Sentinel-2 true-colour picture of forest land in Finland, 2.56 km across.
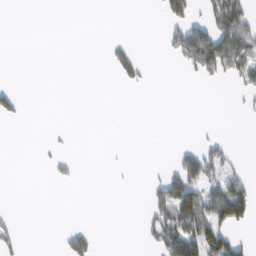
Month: February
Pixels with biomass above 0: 19%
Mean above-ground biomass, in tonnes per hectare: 27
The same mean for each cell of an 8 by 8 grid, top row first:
0 0 0 0 0 59 49 107
0 0 0 23 3 56 134 123
1 0 0 8 22 0 27 45
34 0 0 0 0 0 0 10
0 8 0 1 0 9 40 0
0 10 6 2 4 73 53 36
1 0 0 0 21 157 119 95
30 0 58 0 17 117 142 46
